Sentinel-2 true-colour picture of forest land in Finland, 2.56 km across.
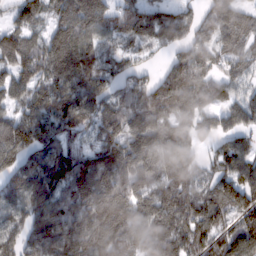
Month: February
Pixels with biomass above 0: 89%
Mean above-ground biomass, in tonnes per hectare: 108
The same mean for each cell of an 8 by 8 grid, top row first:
59 74 161 97 119 86 75 93
125 133 150 54 60 77 92 86
90 113 129 70 62 168 85 57
85 128 130 97 145 141 78 85
168 103 59 103 113 164 35 59
128 134 160 155 107 127 59 122
92 121 133 164 118 140 106 116
90 130 138 129 126 123 95 117
